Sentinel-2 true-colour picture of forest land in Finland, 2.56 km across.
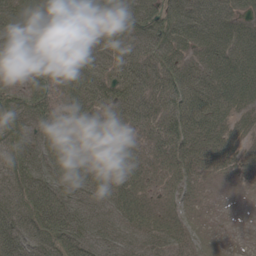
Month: May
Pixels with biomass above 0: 94%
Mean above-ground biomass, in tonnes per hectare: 50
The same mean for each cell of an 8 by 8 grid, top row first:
79 57 51 69 80 72 59 45
62 58 39 51 52 58 56 60
37 55 53 62 59 63 60 69
61 59 56 48 52 65 66 43
65 54 55 45 23 60 54 34
62 63 62 47 27 33 19 21
66 89 49 42 35 23 5 1
75 81 68 38 33 33 12 0
